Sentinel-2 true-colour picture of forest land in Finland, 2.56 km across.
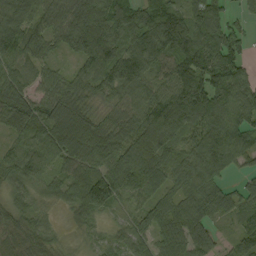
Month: September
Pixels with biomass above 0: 93%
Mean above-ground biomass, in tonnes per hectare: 83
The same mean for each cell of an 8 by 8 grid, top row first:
109 81 135 128 94 92 106 30
92 61 88 92 140 134 109 69
64 62 62 100 95 108 106 81
108 91 88 38 95 145 110 105
35 108 129 74 114 77 104 86
67 53 89 51 89 81 96 24
52 26 71 54 68 91 119 65
41 45 15 30 65 112 96 48
